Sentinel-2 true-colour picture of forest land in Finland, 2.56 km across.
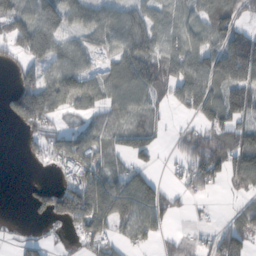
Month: October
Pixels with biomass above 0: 68%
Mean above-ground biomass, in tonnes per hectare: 74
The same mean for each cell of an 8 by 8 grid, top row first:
98 83 81 83 65 56 89 78
62 122 57 67 100 84 105 152
45 95 114 78 125 111 119 140
86 117 71 65 69 22 110 103
2 76 106 58 77 27 96 107
0 5 96 81 56 22 92 99
0 82 169 126 108 30 5 35
23 26 42 65 61 28 36 81
